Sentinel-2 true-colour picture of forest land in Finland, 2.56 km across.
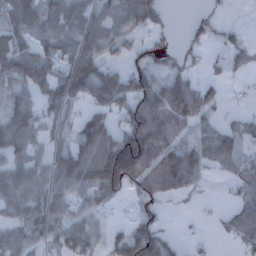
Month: December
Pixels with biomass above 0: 69%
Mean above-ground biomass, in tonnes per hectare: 79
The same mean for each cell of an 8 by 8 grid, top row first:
122 81 85 48 99 4 32 0
130 68 91 59 53 24 27 52
125 140 173 150 108 102 41 11
109 59 45 98 149 106 76 21
95 49 118 165 197 89 81 72
77 71 117 228 119 134 33 62
67 87 43 32 48 5 7 67
60 59 84 52 171 23 6 69
